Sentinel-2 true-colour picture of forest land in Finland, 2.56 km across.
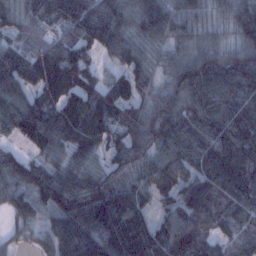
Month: January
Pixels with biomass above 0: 95%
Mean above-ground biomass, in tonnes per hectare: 104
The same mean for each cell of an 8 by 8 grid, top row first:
73 95 132 115 105 99 61 92
97 87 115 86 71 66 80 88
123 92 98 52 68 102 134 117
109 98 107 87 86 118 115 103
44 99 125 74 110 126 124 128
112 107 106 101 103 108 114 124
85 85 174 208 98 109 125 99
36 84 160 191 174 113 74 73
